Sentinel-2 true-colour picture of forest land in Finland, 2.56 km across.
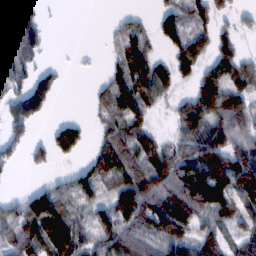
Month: February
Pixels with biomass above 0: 68%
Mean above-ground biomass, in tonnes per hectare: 71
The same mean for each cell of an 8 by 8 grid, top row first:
85 10 0 9 16 81 76 34
84 21 4 18 55 85 70 58
83 50 1 70 84 72 83 79
79 39 1 69 63 56 141 100
56 50 73 84 69 58 122 80
8 21 64 74 92 129 119 114
64 149 46 84 128 160 109 65
114 140 95 89 92 115 69 44
